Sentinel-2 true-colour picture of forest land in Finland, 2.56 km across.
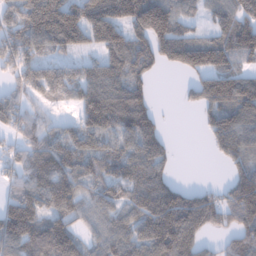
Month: January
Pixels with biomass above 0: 79%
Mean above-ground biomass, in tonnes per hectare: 125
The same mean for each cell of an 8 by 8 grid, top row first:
126 287 184 190 206 137 61 138
147 130 92 149 114 183 160 152
87 132 114 134 77 7 120 137
124 43 102 200 152 4 92 137
72 138 166 115 183 14 43 129
84 164 140 119 154 31 0 97
178 114 105 115 150 209 138 160
173 173 94 129 170 210 43 101
